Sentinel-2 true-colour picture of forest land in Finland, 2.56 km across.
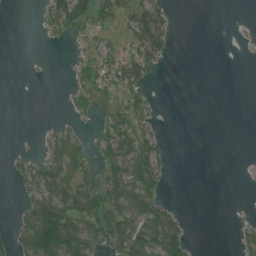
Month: July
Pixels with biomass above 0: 37%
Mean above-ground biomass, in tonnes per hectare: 31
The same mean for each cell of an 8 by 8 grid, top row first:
0 34 68 38 71 10 0 0
0 2 16 29 74 9 0 1
0 0 21 56 34 0 0 0
0 0 19 23 26 0 0 0
0 26 36 70 60 0 0 0
16 67 63 65 105 2 0 1
10 104 89 85 95 18 0 0
44 124 90 72 104 75 0 15
